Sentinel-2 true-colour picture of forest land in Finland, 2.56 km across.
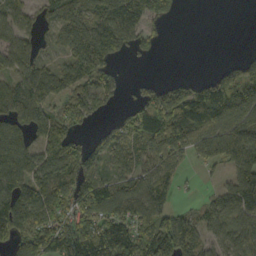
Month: September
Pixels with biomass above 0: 71%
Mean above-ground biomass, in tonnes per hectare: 101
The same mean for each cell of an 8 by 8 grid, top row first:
74 62 103 137 146 24 0 0
108 25 141 115 40 0 0 1
85 119 114 57 18 36 70 106
91 79 107 26 119 225 217 141
106 111 70 78 128 169 113 139
124 119 162 72 99 75 13 106
142 133 138 140 122 58 62 102
121 193 264 249 155 171 76 96
